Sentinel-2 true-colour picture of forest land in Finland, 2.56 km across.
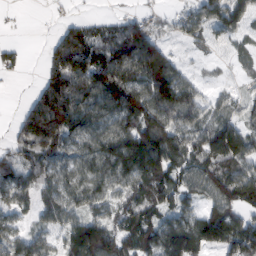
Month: February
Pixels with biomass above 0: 78%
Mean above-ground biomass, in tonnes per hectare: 88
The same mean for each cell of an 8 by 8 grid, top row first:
2 3 17 21 38 42 101 84
22 32 127 92 143 19 47 31
6 76 121 125 132 118 13 22
24 199 101 85 169 128 59 48
76 147 66 115 189 126 116 113
97 71 70 99 147 100 121 107
58 64 73 58 102 76 77 102
72 63 161 118 121 185 147 150
